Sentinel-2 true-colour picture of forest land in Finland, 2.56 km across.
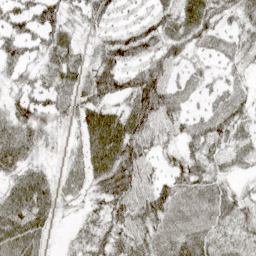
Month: April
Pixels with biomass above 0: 87%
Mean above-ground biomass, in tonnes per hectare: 52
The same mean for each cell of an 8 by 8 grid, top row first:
58 53 42 35 27 53 67 51
52 53 30 63 58 55 37 38
35 43 53 80 94 44 26 26
54 55 50 46 105 49 39 49
77 23 33 78 74 33 58 38
52 29 37 81 56 47 61 21
78 52 21 61 64 70 68 54
89 20 37 62 59 69 63 50
